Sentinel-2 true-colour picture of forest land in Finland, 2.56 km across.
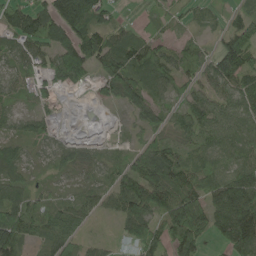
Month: May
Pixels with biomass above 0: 84%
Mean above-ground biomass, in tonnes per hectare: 72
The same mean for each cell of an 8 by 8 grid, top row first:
94 107 125 34 20 31 27 50
74 78 135 107 81 36 25 133
42 58 40 101 83 58 71 120
40 26 1 3 81 46 89 98
48 35 28 12 57 54 69 86
68 22 27 51 135 128 71 108
115 61 57 50 134 155 128 195
98 64 44 15 88 98 59 166
